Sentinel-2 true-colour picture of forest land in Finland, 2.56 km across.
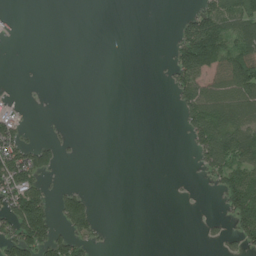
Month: July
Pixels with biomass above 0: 30%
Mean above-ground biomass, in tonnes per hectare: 39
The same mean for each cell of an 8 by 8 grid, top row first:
6 0 0 0 0 17 111 109
1 0 0 0 0 65 166 89
1 1 0 0 0 68 78 121
31 0 0 0 0 24 111 88
75 45 5 0 0 0 109 108
115 33 0 0 0 3 37 98
112 80 110 0 0 0 0 107
112 101 60 5 0 0 15 56
